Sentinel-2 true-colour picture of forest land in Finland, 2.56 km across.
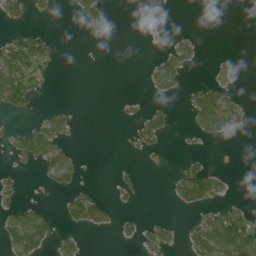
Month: July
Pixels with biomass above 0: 24%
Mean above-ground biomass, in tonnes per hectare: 24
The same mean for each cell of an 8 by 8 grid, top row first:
38 8 31 12 1 0 0 0
75 36 0 0 0 27 0 0
96 14 0 0 8 41 15 11
29 22 3 1 21 7 102 42
31 72 4 0 29 1 11 1
12 33 19 7 7 21 60 0
34 11 78 23 1 20 31 25
69 42 20 6 26 16 95 112
